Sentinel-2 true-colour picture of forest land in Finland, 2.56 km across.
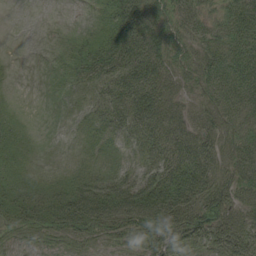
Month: August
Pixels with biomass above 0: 82%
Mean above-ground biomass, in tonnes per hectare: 29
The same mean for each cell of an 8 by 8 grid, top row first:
0 0 2 48 62 37 26 42
0 3 23 57 55 34 38 48
1 4 22 36 56 30 40 51
9 1 9 30 47 33 31 38
21 3 8 13 27 41 34 35
22 13 22 21 25 51 43 32
38 41 49 64 61 61 44 30
7 8 12 10 27 30 27 44
